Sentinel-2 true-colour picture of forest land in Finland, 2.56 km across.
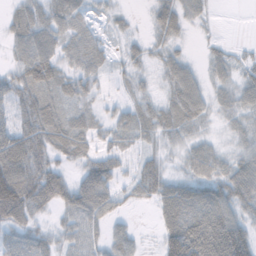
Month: November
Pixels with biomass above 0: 81%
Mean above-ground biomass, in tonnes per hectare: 37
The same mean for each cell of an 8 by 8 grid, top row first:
24 33 18 13 5 42 10 0
27 43 36 10 16 18 10 5
43 48 38 9 12 41 21 25
48 49 22 18 21 38 24 27
77 45 35 19 15 19 24 21
95 63 34 46 43 24 45 67
90 28 56 36 6 86 85 50
43 29 34 38 8 107 108 107
